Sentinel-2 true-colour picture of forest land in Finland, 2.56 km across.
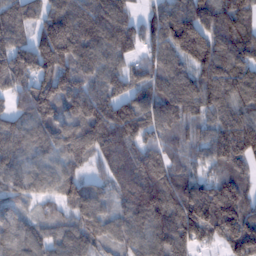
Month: February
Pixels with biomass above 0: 93%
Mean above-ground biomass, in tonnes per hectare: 133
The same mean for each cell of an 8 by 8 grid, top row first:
143 131 152 158 49 159 137 145
151 194 163 139 74 148 159 156
144 127 135 128 108 137 152 150
92 131 138 153 141 126 114 127
147 121 150 184 111 92 116 204
117 103 81 110 164 116 75 106
91 66 135 78 185 187 238 166
114 90 127 87 123 181 109 207
